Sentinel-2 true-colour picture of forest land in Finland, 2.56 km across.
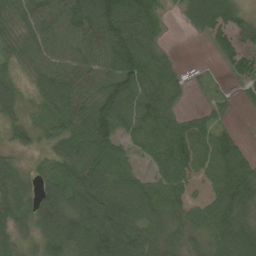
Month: August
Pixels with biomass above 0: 85%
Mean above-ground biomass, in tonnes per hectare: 68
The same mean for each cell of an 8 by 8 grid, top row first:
58 87 93 115 105 11 102 44
54 69 85 100 88 7 15 60
38 77 75 95 99 54 8 38
44 55 74 100 88 48 26 7
37 34 90 88 65 96 75 36
54 49 93 97 40 81 81 90
51 83 87 95 103 62 65 81
33 57 96 108 96 49 53 92
